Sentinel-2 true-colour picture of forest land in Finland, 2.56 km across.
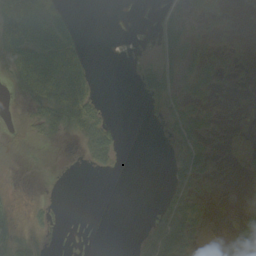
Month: September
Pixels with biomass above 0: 37%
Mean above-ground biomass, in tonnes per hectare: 18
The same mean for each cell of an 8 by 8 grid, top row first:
70 71 3 0 1 15 17 2
66 81 33 0 1 27 13 5
37 75 58 0 18 16 22 2
2 40 50 4 4 18 15 2
10 7 14 37 0 13 14 3
2 0 0 3 0 25 16 3
11 9 0 0 0 36 10 6
39 7 1 0 18 57 4 27
